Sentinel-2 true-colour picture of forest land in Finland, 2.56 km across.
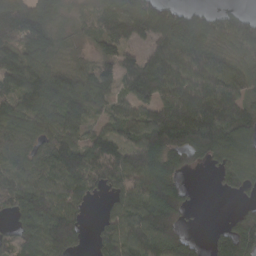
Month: March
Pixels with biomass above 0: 83%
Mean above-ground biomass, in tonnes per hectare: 101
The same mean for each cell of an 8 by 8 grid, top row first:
151 91 32 85 109 124 56 55
126 121 33 82 54 145 105 104
122 122 94 90 181 139 131 111
105 109 109 62 94 152 145 105
83 88 103 101 120 124 126 93
93 92 134 118 158 72 16 96
101 120 58 59 140 128 1 34
93 132 64 101 135 130 32 154
